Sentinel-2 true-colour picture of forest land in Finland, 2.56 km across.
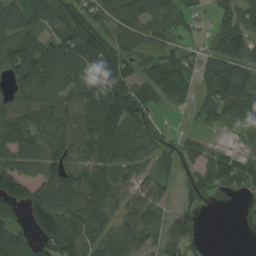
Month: August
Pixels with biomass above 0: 82%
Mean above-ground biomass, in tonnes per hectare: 72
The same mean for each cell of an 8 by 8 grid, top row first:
55 68 76 70 106 77 23 84
106 61 115 97 46 40 42 93
52 66 74 99 62 92 79 130
89 78 83 137 74 18 53 97
108 85 105 81 51 47 39 18
125 76 85 93 53 51 67 88
52 139 106 59 87 55 15 7
72 115 102 66 57 68 4 0
